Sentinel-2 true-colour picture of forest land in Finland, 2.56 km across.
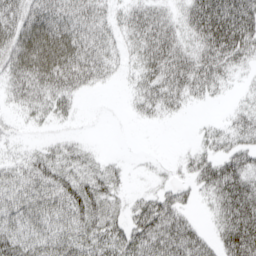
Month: April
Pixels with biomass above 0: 76%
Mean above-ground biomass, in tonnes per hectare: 56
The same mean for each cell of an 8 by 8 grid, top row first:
67 86 82 38 68 38 110 116
80 108 91 38 66 73 84 94
59 90 67 18 50 75 69 18
21 38 13 1 28 23 3 32
15 22 24 0 0 3 31 52
53 68 62 42 5 15 74 94
73 90 81 43 60 62 22 107
64 75 79 71 81 87 37 132
